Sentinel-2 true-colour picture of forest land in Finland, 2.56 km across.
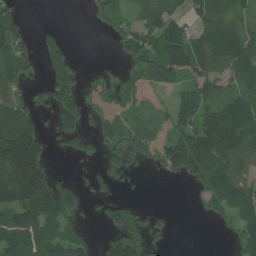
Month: July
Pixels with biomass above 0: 61%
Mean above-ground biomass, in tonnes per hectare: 79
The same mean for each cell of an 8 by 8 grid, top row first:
58 0 0 45 76 74 109 54
93 77 1 11 101 151 114 108
74 95 65 25 69 75 118 60
151 45 124 39 34 63 95 100
312 64 62 63 70 126 163 115
277 119 15 57 8 44 103 88
153 136 63 60 25 6 34 88
109 95 55 71 67 3 0 77
